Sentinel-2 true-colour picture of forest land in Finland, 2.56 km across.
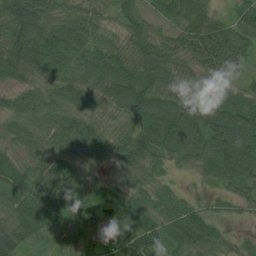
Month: July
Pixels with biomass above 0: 94%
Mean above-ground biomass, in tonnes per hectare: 72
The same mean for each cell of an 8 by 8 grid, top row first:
101 77 74 44 52 66 65 62
82 90 76 59 66 68 116 79
27 56 66 98 85 67 79 40
62 71 70 52 108 105 86 90
49 64 87 74 102 109 90 100
79 94 87 28 66 20 46 80
76 118 62 63 78 75 40 28
93 37 59 67 111 85 63 27
